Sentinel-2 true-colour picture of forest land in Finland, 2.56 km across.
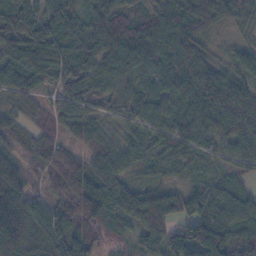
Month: November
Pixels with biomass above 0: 96%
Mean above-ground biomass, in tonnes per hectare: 72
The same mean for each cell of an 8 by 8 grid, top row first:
70 72 58 98 63 93 83 51
89 104 66 77 95 83 37 39
71 56 52 58 56 71 91 76
56 52 68 40 59 67 89 88
42 69 57 52 45 66 51 72
81 46 96 83 30 29 35 35
158 71 106 84 125 86 79 67
134 91 80 36 68 90 135 80
